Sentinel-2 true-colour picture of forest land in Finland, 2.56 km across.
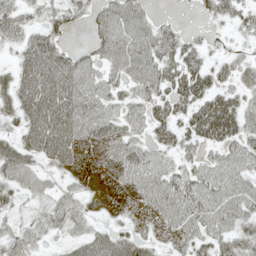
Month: May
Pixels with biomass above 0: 79%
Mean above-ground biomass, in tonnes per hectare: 43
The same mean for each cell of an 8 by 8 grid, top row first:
42 29 23 58 41 7 20 29
29 56 18 61 60 50 20 10
49 75 66 39 58 52 47 33
49 85 70 42 39 46 64 52
46 72 59 47 36 42 36 44
49 28 31 41 59 44 51 48
21 30 32 28 31 58 58 49
42 20 38 52 35 26 40 41
